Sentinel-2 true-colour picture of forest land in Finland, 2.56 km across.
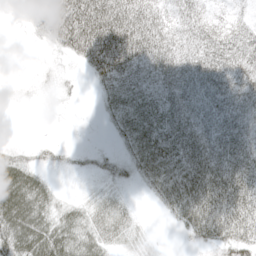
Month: April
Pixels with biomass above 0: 77%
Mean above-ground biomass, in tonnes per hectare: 47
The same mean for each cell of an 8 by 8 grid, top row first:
5 71 100 100 73 37 30 20
0 19 71 106 73 52 54 55
6 12 10 57 48 66 60 49
2 4 2 35 69 68 61 53
13 13 2 12 72 76 75 58
67 19 10 27 45 71 85 71
74 50 34 47 4 63 93 85
72 68 60 38 18 3 46 63
